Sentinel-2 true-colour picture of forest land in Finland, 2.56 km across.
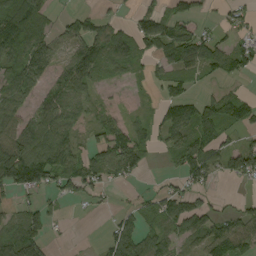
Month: September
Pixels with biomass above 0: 62%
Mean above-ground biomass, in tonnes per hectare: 56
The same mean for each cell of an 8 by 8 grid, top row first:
104 35 47 17 46 58 12 32
79 72 63 82 46 102 73 56
76 44 94 18 18 56 25 29
55 67 39 20 15 75 85 97
64 109 43 90 59 70 81 43
119 105 85 49 21 36 61 84
29 19 7 10 31 74 41 38
100 31 1 70 72 48 71 100
